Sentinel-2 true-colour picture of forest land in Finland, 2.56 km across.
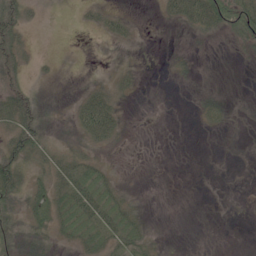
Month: June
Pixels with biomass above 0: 49%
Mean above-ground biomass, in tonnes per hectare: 17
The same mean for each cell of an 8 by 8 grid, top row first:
49 5 7 18 1 29 59 67
41 8 2 4 1 2 2 12
22 9 1 15 3 5 1 1
49 11 39 38 0 0 15 1
45 27 21 17 0 0 0 0
52 34 44 16 0 0 0 0
30 48 59 40 5 0 0 0
30 20 35 31 23 0 0 0
